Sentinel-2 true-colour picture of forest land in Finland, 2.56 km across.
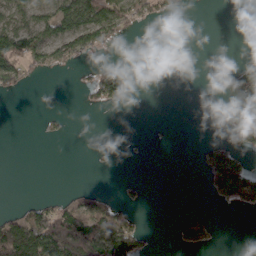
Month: March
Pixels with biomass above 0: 29%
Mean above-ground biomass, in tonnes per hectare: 35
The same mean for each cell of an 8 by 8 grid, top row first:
53 65 105 91 46 11 0 0
95 80 63 14 0 0 0 0
43 3 9 72 0 0 0 94
0 4 2 4 0 0 0 143
0 3 0 1 2 0 20 70
0 0 0 1 2 0 48 125
17 45 74 54 8 0 2 38
194 152 168 149 31 15 21 0
